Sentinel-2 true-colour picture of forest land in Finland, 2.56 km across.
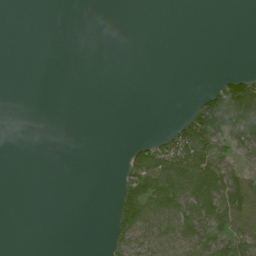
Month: July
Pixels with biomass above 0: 26%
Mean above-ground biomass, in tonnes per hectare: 22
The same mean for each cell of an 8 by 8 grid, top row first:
0 0 0 0 0 0 0 0
0 0 0 0 0 0 0 0
0 0 0 0 0 0 2 48
0 0 0 0 0 2 111 90
0 0 0 0 34 76 91 47
0 0 0 2 106 102 64 39
0 0 0 16 83 87 60 74
0 0 0 21 43 66 78 84
